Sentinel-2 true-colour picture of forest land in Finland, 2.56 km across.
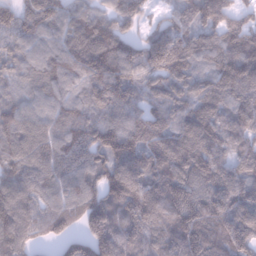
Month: January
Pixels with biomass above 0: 95%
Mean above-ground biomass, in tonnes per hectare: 139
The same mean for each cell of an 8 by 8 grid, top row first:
128 145 102 87 64 86 123 94
95 112 156 134 124 164 147 187
70 98 107 163 122 139 125 173
119 106 118 146 107 120 124 163
143 130 128 173 153 138 155 121
145 145 142 153 181 167 170 139
160 122 147 159 192 184 170 189
167 69 108 184 144 183 179 187
